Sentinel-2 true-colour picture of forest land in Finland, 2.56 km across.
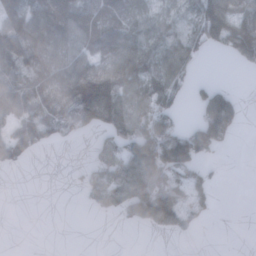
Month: January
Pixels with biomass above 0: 57%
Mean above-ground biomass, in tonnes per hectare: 68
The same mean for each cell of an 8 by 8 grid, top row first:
76 94 74 71 53 64 155 126
95 87 68 95 83 105 63 127
71 86 128 137 95 79 18 0
75 81 141 152 94 52 122 36
80 34 8 100 180 145 113 2
0 0 25 138 189 105 34 0
0 0 9 55 162 120 30 0
0 0 0 0 0 5 0 0
